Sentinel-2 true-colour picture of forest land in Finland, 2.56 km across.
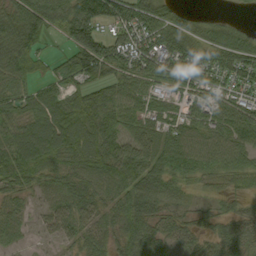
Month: September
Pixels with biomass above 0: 86%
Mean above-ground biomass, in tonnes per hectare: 75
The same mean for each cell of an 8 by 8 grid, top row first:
99 98 155 116 94 49 18 5
116 20 152 110 97 105 86 93
75 47 73 85 80 73 74 82
76 106 121 100 57 55 70 89
88 114 101 92 89 84 73 83
90 59 71 89 97 64 50 65
42 36 78 61 90 41 27 35
29 13 51 53 105 49 50 74
